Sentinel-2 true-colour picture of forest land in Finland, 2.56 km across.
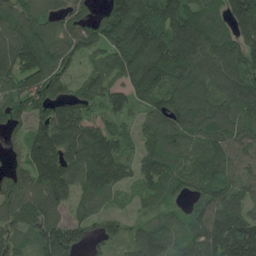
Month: June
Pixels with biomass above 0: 92%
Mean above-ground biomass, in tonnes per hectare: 145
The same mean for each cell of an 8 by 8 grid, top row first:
157 101 118 182 231 205 174 163
180 166 139 175 263 234 193 144
135 173 97 136 210 168 178 155
113 133 128 104 89 172 171 145
54 207 217 155 97 133 161 132
99 182 170 162 113 126 140 127
136 129 88 56 46 52 147 138
80 172 101 76 124 88 186 237
